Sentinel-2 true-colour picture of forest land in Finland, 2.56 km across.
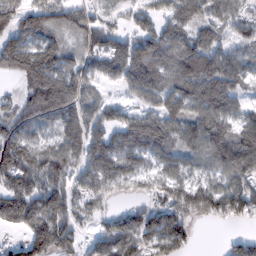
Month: February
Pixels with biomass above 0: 81%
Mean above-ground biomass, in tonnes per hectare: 99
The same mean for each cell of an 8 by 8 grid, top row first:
101 115 66 52 70 104 82 75
150 137 67 108 113 125 103 73
41 178 110 62 133 98 131 78
74 141 118 62 75 107 121 65
146 68 128 127 153 113 134 106
154 123 72 115 61 77 58 106
185 158 72 31 65 111 99 105
21 173 57 98 82 132 0 48
